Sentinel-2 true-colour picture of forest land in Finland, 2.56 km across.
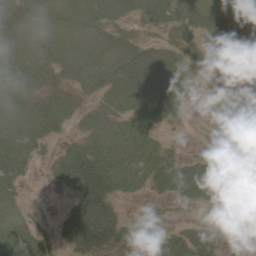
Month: June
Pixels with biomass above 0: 67%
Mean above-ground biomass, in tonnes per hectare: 24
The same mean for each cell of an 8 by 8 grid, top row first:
37 31 29 22 20 25 30 34
31 27 27 31 28 23 19 14
35 15 16 28 41 33 12 12
34 35 16 17 45 15 9 27
43 12 21 42 41 7 5 16
28 8 44 50 41 50 44 21
23 2 31 21 4 5 13 2
38 18 32 17 7 29 26 0
